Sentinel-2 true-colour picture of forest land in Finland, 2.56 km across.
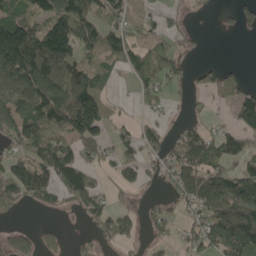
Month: May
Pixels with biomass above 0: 59%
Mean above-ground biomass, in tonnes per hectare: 91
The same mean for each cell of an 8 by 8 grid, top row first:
107 125 160 78 36 18 7 70
259 160 152 141 86 60 7 0
154 174 157 47 86 52 50 54
134 192 279 51 31 8 23 106
79 140 115 60 94 79 108 85
109 103 117 27 64 129 126 97
48 42 58 64 27 44 143 188
81 33 24 49 31 38 143 214
